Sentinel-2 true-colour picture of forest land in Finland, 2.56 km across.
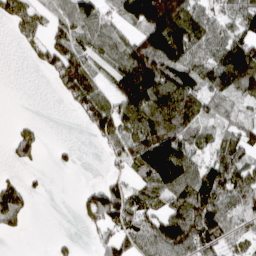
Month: March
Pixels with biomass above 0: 67%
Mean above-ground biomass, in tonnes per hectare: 81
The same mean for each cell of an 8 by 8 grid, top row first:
74 47 105 54 165 178 89 101
12 70 72 82 142 168 105 137
0 22 130 69 185 135 103 152
0 0 56 123 142 145 58 32
54 9 6 72 149 139 62 67
14 7 2 32 83 148 97 113
83 0 36 132 83 104 154 68
5 5 11 63 87 164 114 52
